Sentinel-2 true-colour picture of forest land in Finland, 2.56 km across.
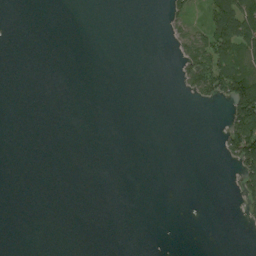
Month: August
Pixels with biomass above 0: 13%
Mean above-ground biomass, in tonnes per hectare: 13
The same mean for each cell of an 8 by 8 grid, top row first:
0 0 0 0 0 28 49 102
0 0 0 0 0 25 92 97
0 0 0 0 0 12 91 102
0 0 0 0 0 0 0 85
0 0 0 0 0 0 0 105
0 0 0 0 0 0 0 41
0 0 0 0 0 0 0 16
0 0 0 0 0 0 0 0
